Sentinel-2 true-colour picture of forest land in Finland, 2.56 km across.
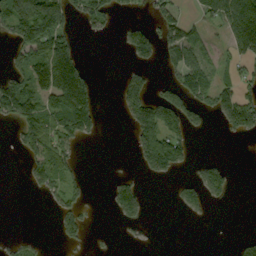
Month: September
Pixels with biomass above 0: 38%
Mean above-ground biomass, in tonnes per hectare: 66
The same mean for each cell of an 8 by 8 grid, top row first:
156 171 74 64 18 63 56 154
77 170 51 1 97 127 46 103
106 212 179 3 75 66 97 61
140 116 162 3 142 142 74 164
26 109 44 0 116 121 0 4
0 93 29 14 34 38 84 2
0 13 60 36 44 22 38 0
22 5 39 6 8 0 0 21
